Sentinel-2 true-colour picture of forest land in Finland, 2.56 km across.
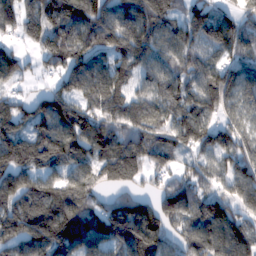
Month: February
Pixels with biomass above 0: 89%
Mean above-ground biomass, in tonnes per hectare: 125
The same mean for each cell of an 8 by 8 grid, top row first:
108 136 175 153 160 78 127 80
55 122 154 125 140 110 96 90
64 38 144 134 91 121 137 107
98 154 126 131 139 123 112 90
125 154 138 160 112 93 119 112
182 116 120 85 65 79 77 121
151 190 147 115 122 164 117 98
178 191 156 130 191 112 183 161
